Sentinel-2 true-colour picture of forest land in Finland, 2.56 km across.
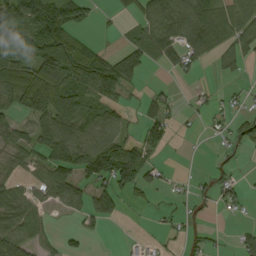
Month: September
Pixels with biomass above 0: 56%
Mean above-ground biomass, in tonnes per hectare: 48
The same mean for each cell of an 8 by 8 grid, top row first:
92 93 52 7 42 89 98 79
70 101 64 13 71 67 76 60
93 122 95 84 18 11 3 15
42 99 84 40 25 21 20 21
53 94 98 79 52 7 4 34
30 61 62 96 54 7 15 12
66 31 37 41 12 11 15 21
81 31 19 0 13 11 22 26
